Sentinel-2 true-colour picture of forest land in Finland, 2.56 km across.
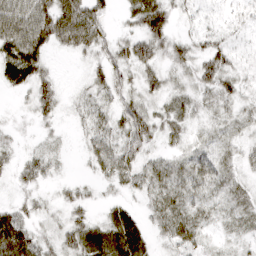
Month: March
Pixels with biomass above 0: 82%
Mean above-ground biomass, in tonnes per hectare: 35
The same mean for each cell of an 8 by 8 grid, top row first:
73 68 93 19 69 28 16 21
79 42 48 34 52 35 41 16
51 31 8 40 33 22 41 29
7 30 21 38 37 27 24 26
13 12 12 42 40 22 23 28
19 22 6 35 40 40 47 30
28 16 29 24 21 49 30 36
78 26 55 69 40 51 20 18
